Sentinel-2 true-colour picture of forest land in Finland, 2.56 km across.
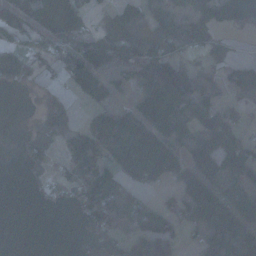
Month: November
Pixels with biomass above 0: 66%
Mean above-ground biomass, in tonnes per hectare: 83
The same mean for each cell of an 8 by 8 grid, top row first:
89 155 84 80 109 87 92 141
56 65 114 153 131 66 84 3
59 21 118 79 107 166 69 65
0 71 23 103 157 139 103 37
14 100 89 121 154 87 98 85
0 56 54 87 123 67 77 96
0 15 84 125 94 58 93 108
0 0 35 115 153 62 111 136
